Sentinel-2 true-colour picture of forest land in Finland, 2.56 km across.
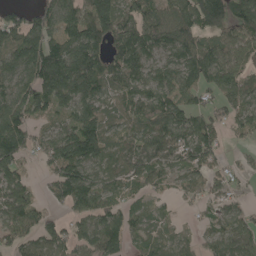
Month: May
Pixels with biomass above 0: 83%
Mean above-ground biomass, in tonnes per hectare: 90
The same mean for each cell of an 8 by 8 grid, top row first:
62 103 92 129 100 118 190 121
101 139 153 99 129 117 93 81
97 168 181 95 91 85 95 83
131 75 94 57 85 102 80 78
139 81 166 68 79 103 96 21
78 53 125 61 75 48 68 41
96 49 80 81 41 15 45 46
86 94 82 96 54 55 52 76
